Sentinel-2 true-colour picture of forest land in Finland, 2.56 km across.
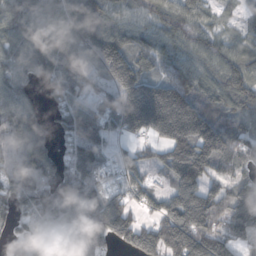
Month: October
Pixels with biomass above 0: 90%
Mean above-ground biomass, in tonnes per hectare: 108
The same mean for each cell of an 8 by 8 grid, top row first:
117 97 125 106 89 116 56 38
106 112 117 169 106 98 90 70
67 65 93 139 127 122 98 127
105 37 100 123 218 207 109 94
104 52 135 46 47 136 180 109
113 96 137 31 59 92 107 77
79 122 148 138 66 132 152 162
43 100 144 78 137 191 153 104
